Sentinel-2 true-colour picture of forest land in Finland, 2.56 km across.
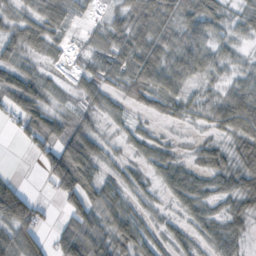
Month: October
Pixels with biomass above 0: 75%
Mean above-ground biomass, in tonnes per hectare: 37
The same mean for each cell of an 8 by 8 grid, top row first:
27 39 14 19 55 39 46 22
38 28 11 42 55 42 37 11
51 19 25 36 63 44 20 32
51 47 19 20 17 26 36 83
10 52 69 11 25 11 20 45
9 43 88 19 17 45 34 53
108 10 57 50 19 18 30 33
54 31 87 61 43 23 28 32
